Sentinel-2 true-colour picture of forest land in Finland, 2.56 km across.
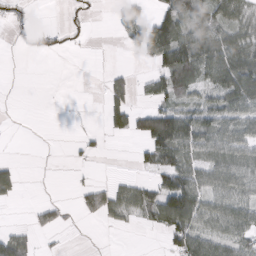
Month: March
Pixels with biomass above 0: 47%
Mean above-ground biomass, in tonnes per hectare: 35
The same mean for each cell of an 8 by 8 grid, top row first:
19 0 15 20 36 64 50 52
7 22 6 0 55 101 81 70
0 0 0 20 15 69 52 96
0 0 1 45 51 65 53 57
0 0 13 1 47 95 60 62
27 1 3 6 12 79 56 61
4 19 24 48 53 116 54 58
47 4 0 0 0 58 62 44
